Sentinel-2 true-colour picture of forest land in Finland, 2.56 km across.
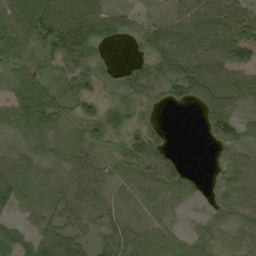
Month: September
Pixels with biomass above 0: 81%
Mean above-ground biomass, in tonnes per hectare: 42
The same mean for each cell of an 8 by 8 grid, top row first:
63 98 82 47 16 36 64 16
44 49 91 14 32 73 63 72
37 31 56 22 52 56 47 31
39 67 35 45 31 5 49 33
12 21 38 32 78 10 23 53
48 14 48 32 43 62 10 42
22 24 43 32 29 28 18 46
37 68 52 52 49 36 46 36
